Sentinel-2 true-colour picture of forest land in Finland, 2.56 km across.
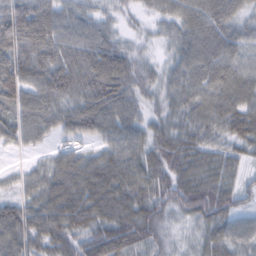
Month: February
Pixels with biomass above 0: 92%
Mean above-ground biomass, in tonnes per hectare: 65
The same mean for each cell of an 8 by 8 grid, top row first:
101 77 57 31 24 59 84 50
91 83 74 66 25 51 92 59
83 87 87 100 55 54 71 78
67 67 78 86 45 48 78 82
35 22 36 66 68 72 61 58
25 58 88 91 75 76 74 36
59 23 66 91 85 64 85 44
75 68 66 111 77 27 47 58
